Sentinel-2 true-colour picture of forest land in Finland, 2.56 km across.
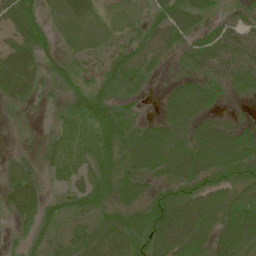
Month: June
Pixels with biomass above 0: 84%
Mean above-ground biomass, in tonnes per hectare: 41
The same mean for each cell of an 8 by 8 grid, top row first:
60 24 37 18 26 59 28 30
56 28 23 37 51 33 56 49
59 20 26 47 27 23 40 33
7 7 45 53 9 51 28 5
6 18 35 55 75 54 71 58
54 21 42 45 47 56 49 38
54 35 37 33 50 66 68 69
11 32 47 69 63 90 52 60
